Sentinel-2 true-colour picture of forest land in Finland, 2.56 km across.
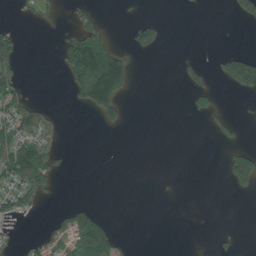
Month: July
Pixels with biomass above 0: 21%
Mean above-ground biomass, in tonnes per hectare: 29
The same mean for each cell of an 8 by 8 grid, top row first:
5 11 33 1 7 0 0 33
46 0 129 50 36 0 0 7
48 0 151 219 0 7 28 100
76 28 10 60 0 0 33 1
83 50 0 0 0 0 3 22
87 50 0 0 0 0 0 115
50 5 38 0 0 0 0 0
8 55 98 73 0 0 1 5
